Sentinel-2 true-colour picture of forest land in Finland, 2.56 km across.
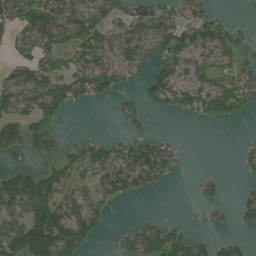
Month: July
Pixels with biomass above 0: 55%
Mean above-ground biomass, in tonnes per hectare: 59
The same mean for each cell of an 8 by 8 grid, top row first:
73 89 79 60 78 64 57 6
39 67 55 53 74 100 75 64
79 92 65 66 42 71 64 81
76 74 7 10 36 35 75 38
83 60 41 43 75 26 0 11
97 79 56 100 94 19 15 13
97 117 68 23 0 1 32 47
147 197 92 15 77 64 24 27
